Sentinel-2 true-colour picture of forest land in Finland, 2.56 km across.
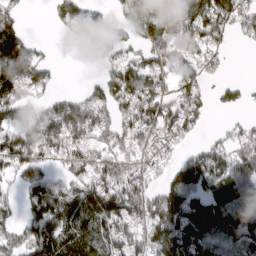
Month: March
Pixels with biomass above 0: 72%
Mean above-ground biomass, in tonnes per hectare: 110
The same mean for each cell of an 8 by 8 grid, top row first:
59 19 144 51 118 162 154 110
151 19 41 113 91 122 98 7
166 64 6 110 117 100 52 22
112 103 128 107 151 124 49 25
149 137 105 93 93 65 56 101
93 81 89 143 89 112 155 103
59 158 175 191 161 202 161 126
106 158 210 150 120 205 172 129
